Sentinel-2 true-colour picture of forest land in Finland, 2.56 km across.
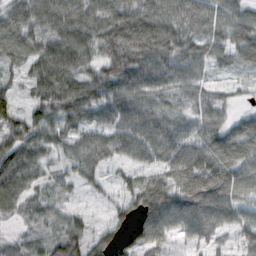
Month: October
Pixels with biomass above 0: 87%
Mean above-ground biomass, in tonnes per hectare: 70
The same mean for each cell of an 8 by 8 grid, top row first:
71 85 90 103 95 88 80 67
89 80 90 92 112 86 69 76
29 90 79 89 97 73 36 18
43 75 84 91 84 53 65 26
69 56 61 82 94 81 84 96
91 29 47 19 49 87 139 95
42 38 14 32 105 103 111 72
19 40 59 38 72 35 50 39
